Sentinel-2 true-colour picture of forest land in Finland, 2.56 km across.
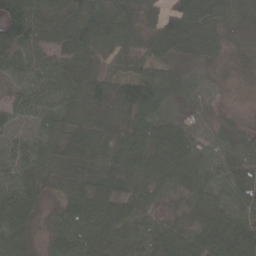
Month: April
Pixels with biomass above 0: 93%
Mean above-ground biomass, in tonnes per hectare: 66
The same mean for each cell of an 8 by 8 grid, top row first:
86 72 85 95 91 88 77 52
68 45 75 83 74 58 46 27
40 74 103 102 75 51 25 16
44 56 112 130 77 19 29 11
37 68 105 107 89 90 34 41
58 63 75 79 83 66 50 50
89 28 70 72 47 32 72 55
71 36 77 69 72 87 84 98
